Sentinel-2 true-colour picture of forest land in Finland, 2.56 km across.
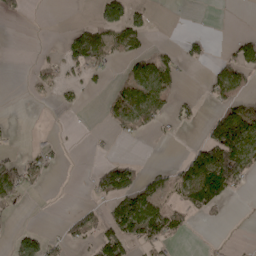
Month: May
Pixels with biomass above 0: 32%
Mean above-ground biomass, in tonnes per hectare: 36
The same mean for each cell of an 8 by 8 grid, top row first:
16 0 0 79 28 0 0 0
0 4 103 65 30 13 13 56
0 17 23 16 83 36 30 58
0 0 8 38 77 26 12 86
4 14 1 4 4 3 95 165
76 12 1 87 37 42 160 87
23 0 12 53 106 47 67 1
29 30 29 93 87 31 6 2
